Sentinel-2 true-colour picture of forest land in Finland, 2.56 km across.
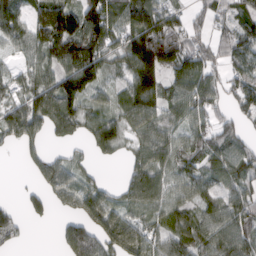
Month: March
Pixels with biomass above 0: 79%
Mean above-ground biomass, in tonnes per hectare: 86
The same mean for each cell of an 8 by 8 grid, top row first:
118 150 125 119 173 69 65 62
65 118 147 87 204 128 67 104
53 83 175 39 179 91 83 79
89 143 95 67 141 61 75 58
55 45 32 96 80 68 70 64
1 89 54 2 103 73 73 87
21 48 72 81 65 76 74 105
38 0 160 107 94 84 95 110
